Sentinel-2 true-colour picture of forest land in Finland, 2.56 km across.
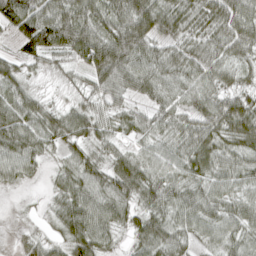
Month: April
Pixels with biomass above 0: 92%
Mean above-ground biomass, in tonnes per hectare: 51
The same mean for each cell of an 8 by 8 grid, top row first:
95 80 76 63 88 56 54 71
34 74 80 99 68 40 51 52
40 11 21 68 57 46 52 31
63 36 42 37 32 42 55 77
66 36 46 31 27 44 63 55
39 15 58 58 56 47 56 54
10 15 66 60 40 58 55 48
17 31 66 30 57 52 36 48
